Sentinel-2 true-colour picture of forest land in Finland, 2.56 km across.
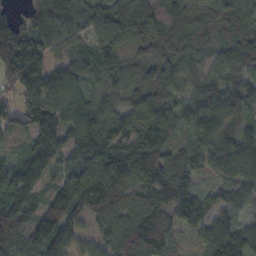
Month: October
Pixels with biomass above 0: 95%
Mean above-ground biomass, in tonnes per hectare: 103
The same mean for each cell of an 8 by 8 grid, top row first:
63 165 126 160 127 69 89 66
247 126 60 121 114 99 62 111
170 96 65 70 109 108 93 108
98 120 110 91 126 73 100 74
37 127 119 119 127 60 77 104
93 65 112 138 98 117 41 85
133 117 132 112 93 102 82 55
140 143 69 93 150 41 75 120
